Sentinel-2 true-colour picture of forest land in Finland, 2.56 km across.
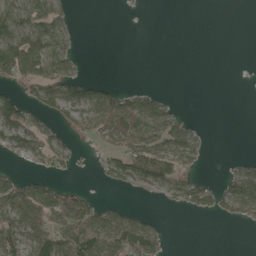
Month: May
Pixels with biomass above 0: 42%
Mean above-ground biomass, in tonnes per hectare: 39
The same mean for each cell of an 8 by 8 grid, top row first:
80 81 1 0 1 0 0 0
98 81 10 0 0 0 0 0
54 89 43 10 0 0 0 0
79 47 59 86 74 27 0 0
58 54 11 40 80 74 11 0
29 28 5 45 97 71 13 55
79 95 81 31 8 18 38 68
70 88 134 116 103 0 0 0
